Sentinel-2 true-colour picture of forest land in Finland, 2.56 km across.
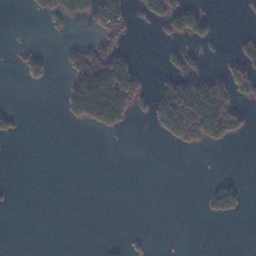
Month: November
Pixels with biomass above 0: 21%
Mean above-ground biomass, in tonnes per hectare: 26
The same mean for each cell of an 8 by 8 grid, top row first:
0 32 42 89 37 92 33 4
9 5 43 54 0 21 9 32
3 24 84 134 34 52 62 70
22 0 73 127 19 146 136 42
1 0 0 0 0 29 36 7
0 0 0 0 0 0 1 8
1 0 0 0 0 0 27 31
0 0 0 2 5 0 0 0
